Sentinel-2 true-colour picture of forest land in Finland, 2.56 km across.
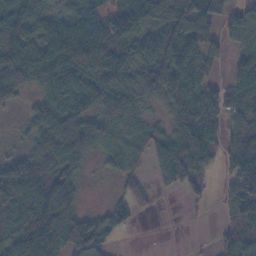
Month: November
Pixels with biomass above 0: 77%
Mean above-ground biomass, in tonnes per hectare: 91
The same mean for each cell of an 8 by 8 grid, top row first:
137 75 115 100 100 171 134 77
123 121 139 102 93 133 75 56
111 92 128 109 104 127 62 81
13 96 115 145 45 94 143 93
13 121 145 74 75 123 111 151
131 99 66 21 39 103 32 165
116 149 45 45 28 0 8 145
105 122 122 40 0 0 3 116
